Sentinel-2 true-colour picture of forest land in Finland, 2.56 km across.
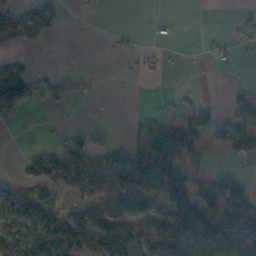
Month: November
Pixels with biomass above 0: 44%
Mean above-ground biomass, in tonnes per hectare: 44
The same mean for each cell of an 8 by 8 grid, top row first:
80 56 0 0 1 0 0 7
23 5 0 2 4 1 5 7
76 40 22 0 2 0 1 3
51 2 0 1 4 15 34 37
0 12 47 43 23 68 24 61
14 62 107 100 111 65 42 30
89 47 53 99 73 73 68 141
110 79 121 137 91 121 86 132
